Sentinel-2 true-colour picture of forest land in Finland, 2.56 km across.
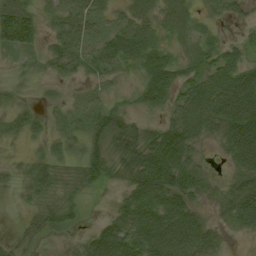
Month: August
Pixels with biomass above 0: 84%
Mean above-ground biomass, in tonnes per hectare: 45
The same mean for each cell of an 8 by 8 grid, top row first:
99 32 53 25 33 48 13 17
54 37 73 54 52 24 21 25
10 25 26 19 30 39 73 87
26 17 25 45 16 57 93 109
8 19 35 63 61 114 18 100
15 45 42 23 78 92 28 46
4 39 23 14 69 83 16 66
17 22 19 88 85 110 50 6
